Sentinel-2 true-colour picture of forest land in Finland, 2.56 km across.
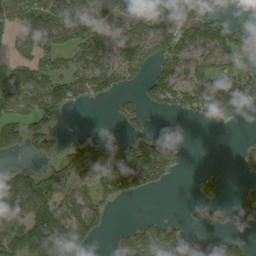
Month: September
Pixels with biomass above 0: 55%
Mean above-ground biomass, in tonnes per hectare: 59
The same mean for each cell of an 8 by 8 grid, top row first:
73 89 79 60 78 64 57 6
39 67 55 53 74 100 75 64
79 92 65 66 42 71 64 81
76 74 7 10 36 35 75 38
83 60 41 43 75 26 0 11
97 79 56 100 94 19 15 13
97 117 68 23 0 1 32 47
147 197 92 15 77 64 24 27
